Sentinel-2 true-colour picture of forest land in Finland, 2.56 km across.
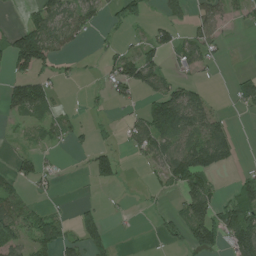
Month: July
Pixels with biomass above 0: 45%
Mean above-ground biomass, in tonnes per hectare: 50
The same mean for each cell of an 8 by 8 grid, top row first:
4 91 87 29 42 44 58 25
115 105 17 21 54 66 55 0
66 46 11 57 107 41 9 33
59 61 10 10 66 164 81 15
11 33 17 19 86 96 117 18
54 30 5 48 8 91 67 22
87 25 29 3 5 23 84 116
77 80 67 40 0 24 81 118
